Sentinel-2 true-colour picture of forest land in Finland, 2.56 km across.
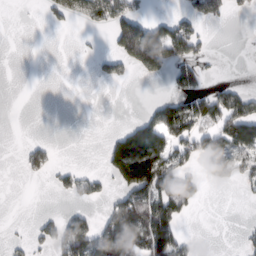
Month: February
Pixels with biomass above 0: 32%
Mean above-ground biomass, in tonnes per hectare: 47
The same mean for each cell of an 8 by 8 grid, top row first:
1 30 85 111 41 31 61 7
0 0 3 35 213 100 16 1
0 0 0 36 18 60 20 7
0 0 0 0 19 94 97 114
4 23 0 54 135 69 80 101
3 27 41 65 190 119 49 54
0 3 20 51 112 99 2 1
11 44 120 131 105 91 0 14
